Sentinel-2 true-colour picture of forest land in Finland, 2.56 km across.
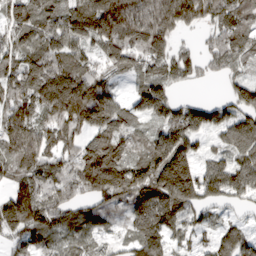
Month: March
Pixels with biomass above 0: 87%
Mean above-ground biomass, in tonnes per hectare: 117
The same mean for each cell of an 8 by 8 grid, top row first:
147 104 149 238 201 199 104 95
104 118 87 127 134 71 63 95
112 150 148 59 77 85 25 61
161 123 167 141 95 110 105 104
198 118 102 157 70 179 45 122
85 129 173 205 168 257 116 120
201 133 70 79 141 146 85 56
72 87 76 42 116 63 49 93
